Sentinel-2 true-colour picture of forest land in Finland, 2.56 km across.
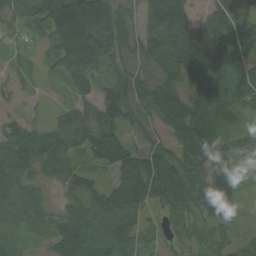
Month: August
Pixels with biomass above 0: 94%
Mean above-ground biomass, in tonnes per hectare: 81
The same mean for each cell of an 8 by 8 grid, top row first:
69 127 163 114 92 156 59 77
19 40 151 105 103 149 121 93
35 22 90 73 94 81 144 105
25 25 92 120 94 142 132 56
69 69 73 114 50 91 143 43
73 41 55 36 118 129 145 49
75 34 71 98 65 86 81 32
25 30 88 100 36 41 27 35
